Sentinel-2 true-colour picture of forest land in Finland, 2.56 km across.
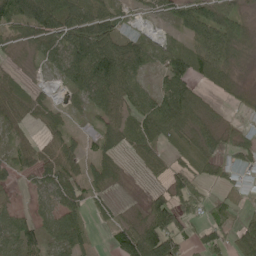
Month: June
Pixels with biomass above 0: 74%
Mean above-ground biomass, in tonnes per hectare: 49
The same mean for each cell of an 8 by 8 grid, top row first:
95 125 79 58 19 43 91 45
15 54 101 104 56 23 108 37
21 9 64 124 33 74 43 18
41 32 13 65 71 114 41 16
25 28 22 34 51 47 58 35
26 35 35 29 15 49 32 31
26 32 41 12 34 86 34 13
68 38 48 32 124 66 59 53
